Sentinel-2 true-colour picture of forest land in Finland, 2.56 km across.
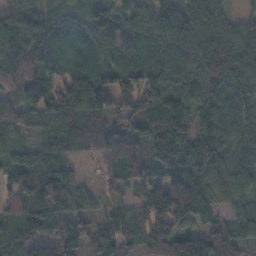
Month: November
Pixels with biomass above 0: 92%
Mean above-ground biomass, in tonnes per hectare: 90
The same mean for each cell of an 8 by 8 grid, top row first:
115 48 40 92 41 94 100 49
119 64 49 63 97 105 106 113
115 62 105 78 107 108 114 95
82 113 103 91 119 93 86 110
36 51 78 107 102 112 103 107
79 146 33 59 99 117 92 109
94 161 79 44 104 157 61 65
79 105 93 106 93 95 54 78
